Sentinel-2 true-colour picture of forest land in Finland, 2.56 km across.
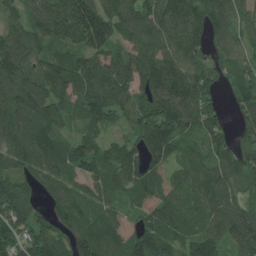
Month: July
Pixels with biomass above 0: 93%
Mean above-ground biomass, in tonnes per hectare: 132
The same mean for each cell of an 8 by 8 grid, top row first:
83 225 235 154 136 162 189 98
151 131 139 118 140 133 102 92
151 163 149 156 149 164 116 96
176 165 109 121 137 188 114 80
147 131 118 87 176 120 104 99
127 128 101 112 143 108 103 122
156 87 128 92 137 125 98 109
109 132 161 152 149 92 118 131
